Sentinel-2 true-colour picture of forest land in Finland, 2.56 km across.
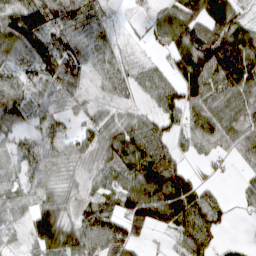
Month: March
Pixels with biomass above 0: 84%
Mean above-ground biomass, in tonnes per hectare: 71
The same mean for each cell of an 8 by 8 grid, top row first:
100 90 74 27 23 111 147 61
82 83 68 62 18 86 134 145
52 62 51 69 60 76 124 138
79 56 45 45 42 79 105 87
44 60 57 86 104 53 74 86
41 49 38 61 117 93 8 20
51 87 42 61 128 137 78 15
30 125 81 97 29 53 50 10
